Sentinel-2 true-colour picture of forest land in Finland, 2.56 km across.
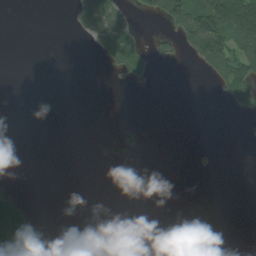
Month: July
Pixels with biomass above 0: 17%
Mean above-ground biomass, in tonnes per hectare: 24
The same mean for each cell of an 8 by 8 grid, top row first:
0 0 54 79 26 135 165 166
0 0 1 74 35 29 187 113
0 0 0 8 28 0 18 111
4 8 0 0 0 0 0 39
0 0 0 11 10 0 3 2
0 0 0 0 0 0 5 0
48 0 0 0 0 0 0 0
125 23 0 1 1 0 0 0
